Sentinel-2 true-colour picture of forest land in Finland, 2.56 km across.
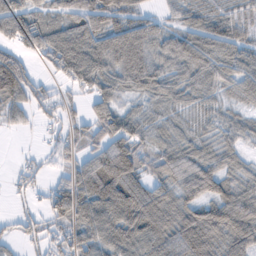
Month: February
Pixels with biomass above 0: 83%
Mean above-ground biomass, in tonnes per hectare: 64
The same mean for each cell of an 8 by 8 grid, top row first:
95 48 83 81 50 37 62 50
66 79 98 103 93 78 82 61
128 27 69 63 80 53 61 58
40 41 27 71 35 32 36 27
1 16 44 97 45 56 44 40
22 23 78 142 55 69 88 47
18 49 75 100 114 78 66 93
32 57 77 79 89 97 91 80
